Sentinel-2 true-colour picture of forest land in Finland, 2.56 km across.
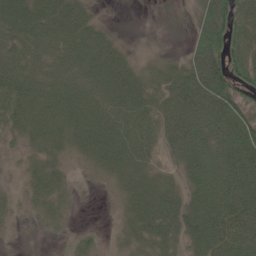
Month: May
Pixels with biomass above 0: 89%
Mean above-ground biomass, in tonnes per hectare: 51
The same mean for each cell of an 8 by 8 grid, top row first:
63 62 44 3 6 19 72 56
53 57 59 42 15 12 75 46
60 56 60 67 50 67 76 46
56 54 58 62 57 74 81 60
30 45 47 69 53 62 82 89
18 51 20 45 56 36 76 88
26 43 9 12 63 57 78 92
14 16 30 19 53 48 76 88
